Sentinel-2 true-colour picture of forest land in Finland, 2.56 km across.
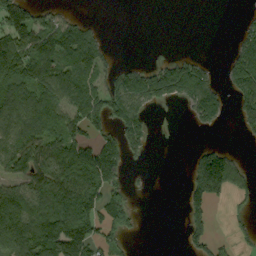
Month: September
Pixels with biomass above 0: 51%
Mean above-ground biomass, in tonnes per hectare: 82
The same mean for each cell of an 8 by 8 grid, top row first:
112 66 20 0 0 0 0 10
152 141 151 19 0 2 0 80
119 109 121 78 112 156 69 104
111 124 119 121 81 3 106 57
122 128 140 86 75 0 30 9
101 149 193 135 4 0 282 63
129 154 171 138 3 0 84 17
147 183 188 61 4 1 93 24
